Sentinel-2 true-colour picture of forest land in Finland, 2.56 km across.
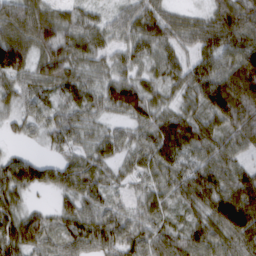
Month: March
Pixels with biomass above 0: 93%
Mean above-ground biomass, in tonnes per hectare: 65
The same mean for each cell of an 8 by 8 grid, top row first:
106 83 54 34 78 41 51 96
130 94 79 49 71 59 71 98
67 76 56 67 53 51 97 119
37 39 50 48 79 56 82 106
11 17 45 41 57 86 71 55
88 47 79 29 36 58 86 63
52 20 66 50 47 33 73 113
91 46 59 66 66 70 74 78
